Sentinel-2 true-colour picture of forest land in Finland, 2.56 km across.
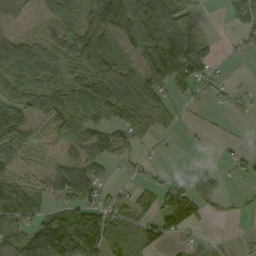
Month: September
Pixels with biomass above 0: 66%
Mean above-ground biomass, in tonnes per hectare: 66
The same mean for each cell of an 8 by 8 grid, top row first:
59 56 58 122 137 124 6 106
101 61 106 67 94 131 38 16
103 88 74 92 70 80 46 3
100 96 119 86 77 27 6 11
106 19 82 62 32 3 4 10
43 26 83 9 20 75 57 19
120 41 90 64 37 140 33 8
107 217 200 72 64 28 12 4
